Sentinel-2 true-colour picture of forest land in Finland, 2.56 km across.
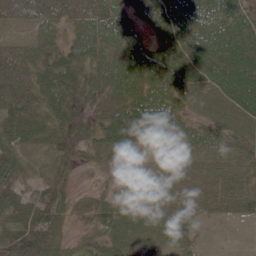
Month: June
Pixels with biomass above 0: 91%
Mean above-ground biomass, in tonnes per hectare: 49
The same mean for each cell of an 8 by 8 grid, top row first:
42 50 59 50 36 68 58 67
38 38 56 62 52 51 73 77
65 67 51 86 70 68 59 80
76 50 40 72 80 54 46 65
54 40 40 63 55 53 50 60
38 29 12 11 11 45 62 50
59 59 15 39 16 40 34 38
72 61 20 54 25 21 3 2
